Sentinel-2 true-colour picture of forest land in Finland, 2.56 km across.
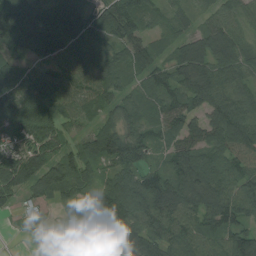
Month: August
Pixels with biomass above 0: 92%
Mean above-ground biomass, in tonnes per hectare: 91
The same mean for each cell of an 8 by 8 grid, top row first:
166 117 142 125 86 46 50 73
108 140 85 77 74 69 89 91
102 91 74 79 86 92 110 74
129 90 62 62 92 100 96 104
83 96 67 129 107 69 97 122
128 118 67 90 98 89 95 90
35 24 79 141 134 103 90 101
3 21 71 100 130 81 78 113
